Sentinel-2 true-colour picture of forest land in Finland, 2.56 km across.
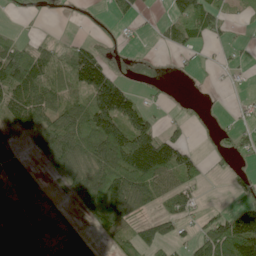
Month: June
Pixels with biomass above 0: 59%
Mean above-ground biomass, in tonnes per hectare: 65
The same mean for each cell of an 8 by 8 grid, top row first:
15 11 4 28 11 66 91 13
92 39 61 19 3 35 13 8
154 85 118 141 11 4 2 6
86 95 98 214 81 9 7 7
30 107 129 154 163 101 9 39
46 27 124 147 149 95 22 31
94 36 60 149 59 45 15 62
88 50 48 36 63 44 86 208
